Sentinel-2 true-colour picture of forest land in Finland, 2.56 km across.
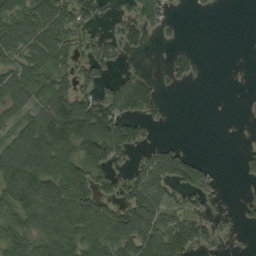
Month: September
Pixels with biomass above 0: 58%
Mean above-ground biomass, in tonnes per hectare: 62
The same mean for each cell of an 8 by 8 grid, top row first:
75 95 66 21 65 8 3 0
75 89 36 44 31 19 0 0
80 52 57 33 48 28 5 1
60 89 109 99 67 1 0 1
91 146 126 112 35 20 0 2
153 148 133 51 63 78 33 11
101 118 125 68 105 57 34 10
94 115 117 112 139 144 43 2
